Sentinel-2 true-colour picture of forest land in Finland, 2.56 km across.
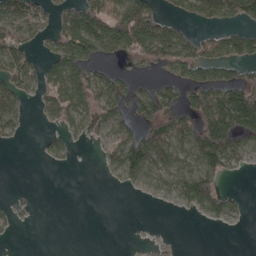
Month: April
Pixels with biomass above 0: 48%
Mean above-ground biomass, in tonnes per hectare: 57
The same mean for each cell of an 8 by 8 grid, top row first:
90 39 120 134 135 31 57 81
91 32 130 84 113 107 63 87
91 77 113 67 15 55 90 87
52 57 72 80 72 78 135 215
8 30 8 65 137 82 154 81
0 0 0 17 59 59 97 7
14 0 0 0 0 16 69 19
2 0 0 0 2 1 0 0
